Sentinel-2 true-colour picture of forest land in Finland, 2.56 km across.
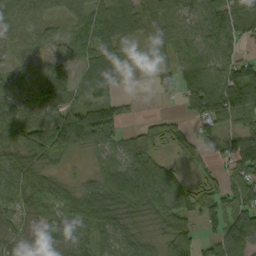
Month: September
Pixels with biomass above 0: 84%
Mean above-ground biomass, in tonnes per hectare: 68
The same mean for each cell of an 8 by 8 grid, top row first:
68 51 60 83 59 39 71 80
40 37 60 75 25 54 57 34
50 109 53 71 6 81 99 97
57 75 87 94 5 15 111 80
83 119 79 73 58 46 48 88
97 63 18 95 117 43 37 80
66 74 110 100 98 83 80 92
35 40 66 71 51 88 42 130
